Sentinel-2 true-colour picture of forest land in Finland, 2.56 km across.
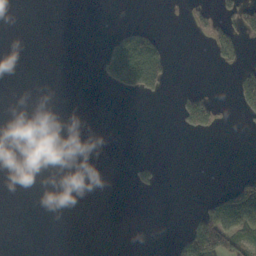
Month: October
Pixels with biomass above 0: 12%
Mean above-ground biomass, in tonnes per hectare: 18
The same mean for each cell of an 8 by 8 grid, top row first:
0 0 0 0 0 0 35 61
0 0 0 47 92 0 17 34
0 0 0 43 114 2 0 49
0 0 0 0 0 20 82 19
0 0 0 0 0 0 0 0
0 0 0 0 21 0 0 29
0 0 0 0 0 0 46 150
0 0 0 0 0 19 206 96
